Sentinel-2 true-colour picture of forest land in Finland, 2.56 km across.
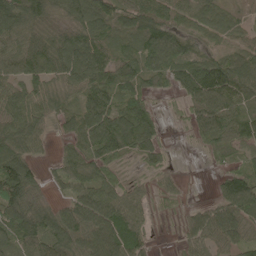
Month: May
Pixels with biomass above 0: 85%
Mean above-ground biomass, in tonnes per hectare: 70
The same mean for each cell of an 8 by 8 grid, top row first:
102 68 81 79 88 59 72 41
71 78 112 66 89 88 35 46
55 64 76 85 72 67 133 110
78 51 70 96 75 9 98 81
94 28 64 95 75 4 46 65
125 24 76 49 18 16 5 72
106 56 103 118 46 15 51 107
75 95 101 134 49 10 72 64
